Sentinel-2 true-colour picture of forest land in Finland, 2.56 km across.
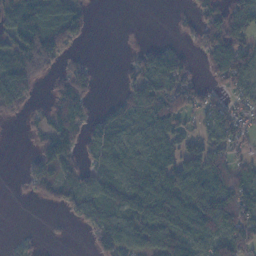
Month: November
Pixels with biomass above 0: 66%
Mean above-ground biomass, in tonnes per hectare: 61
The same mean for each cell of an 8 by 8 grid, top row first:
99 121 73 0 0 10 62 74
89 128 15 0 25 24 83 81
125 27 68 0 96 115 27 68
37 40 48 39 110 96 56 39
0 73 56 101 86 74 65 36
3 59 40 85 100 96 113 58
0 14 53 59 101 118 138 103
12 1 1 74 70 89 73 82
